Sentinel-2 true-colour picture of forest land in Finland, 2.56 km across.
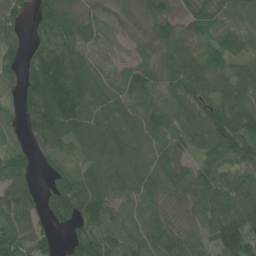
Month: June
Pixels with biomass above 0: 90%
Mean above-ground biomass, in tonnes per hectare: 80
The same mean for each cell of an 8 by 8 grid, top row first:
78 88 63 40 61 91 82 76
55 94 69 38 45 88 52 74
52 149 111 59 87 95 99 100
44 135 99 93 95 92 90 97
27 70 70 109 83 76 94 86
57 44 71 89 89 96 91 75
87 74 119 73 74 49 90 109
84 50 78 61 85 84 53 104
